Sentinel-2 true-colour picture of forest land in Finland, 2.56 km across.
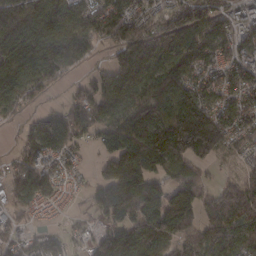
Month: February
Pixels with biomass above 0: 86%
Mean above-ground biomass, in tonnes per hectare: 125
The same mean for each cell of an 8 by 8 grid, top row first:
161 150 97 120 94 133 161 85
186 234 211 82 196 148 123 102
175 159 31 105 133 157 91 98
69 42 80 130 158 177 146 88
30 121 50 123 202 202 256 67
72 114 31 172 208 118 41 57
76 54 14 173 212 216 107 203
65 77 25 149 145 135 168 165
